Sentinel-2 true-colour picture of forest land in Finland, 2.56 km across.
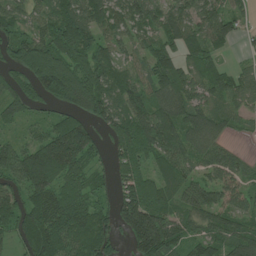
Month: July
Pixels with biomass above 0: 84%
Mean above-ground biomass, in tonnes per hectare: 93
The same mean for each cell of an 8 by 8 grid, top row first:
58 69 122 102 95 85 94 53
75 109 116 74 70 86 89 18
42 149 118 100 74 122 87 67
65 30 82 101 106 124 104 53
48 135 165 48 104 107 88 12
108 174 95 50 76 74 63 82
98 142 124 74 174 74 104 78
62 165 119 78 200 114 90 120
